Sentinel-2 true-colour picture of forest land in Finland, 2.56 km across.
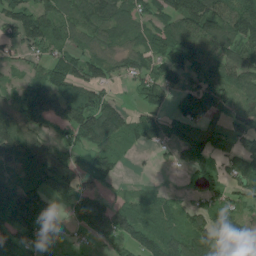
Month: July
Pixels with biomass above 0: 76%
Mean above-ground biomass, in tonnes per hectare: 87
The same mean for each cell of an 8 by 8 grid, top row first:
114 111 82 118 75 140 170 135
58 71 66 72 77 118 78 111
29 108 112 50 90 68 79 108
95 143 147 119 62 40 58 73
141 73 81 90 52 60 93 64
95 139 64 55 7 6 60 88
174 77 106 92 71 55 80 47
105 48 20 83 104 95 126 126
